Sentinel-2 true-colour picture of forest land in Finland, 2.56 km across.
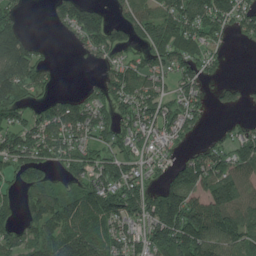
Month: July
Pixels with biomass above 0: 72%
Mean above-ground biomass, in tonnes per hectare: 110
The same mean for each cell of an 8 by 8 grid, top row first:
59 19 144 51 118 162 154 110
151 19 41 113 91 122 98 7
166 64 6 110 117 100 52 22
112 103 128 107 151 124 49 25
149 137 105 93 93 65 56 101
93 81 89 143 89 112 155 103
59 158 175 191 161 202 161 126
106 158 210 150 120 205 172 129
